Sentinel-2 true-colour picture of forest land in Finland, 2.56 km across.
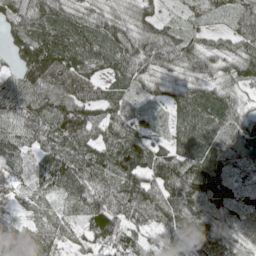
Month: May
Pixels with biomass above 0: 94%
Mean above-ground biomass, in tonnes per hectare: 85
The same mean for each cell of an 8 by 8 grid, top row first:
79 104 65 68 66 19 36 60
66 148 101 104 93 80 50 67
66 120 104 79 62 53 62 69
99 136 130 84 42 62 103 74
86 86 100 110 87 81 108 119
62 90 94 93 82 122 143 74
38 43 68 115 123 129 104 90
86 57 47 104 64 100 141 68
